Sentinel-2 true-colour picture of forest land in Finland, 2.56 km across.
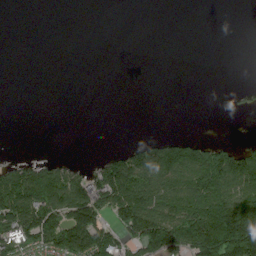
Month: July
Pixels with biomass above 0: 36%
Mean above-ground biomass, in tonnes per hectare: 62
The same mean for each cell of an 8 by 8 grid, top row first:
0 0 0 0 0 0 0 0
0 0 0 0 0 0 0 0
0 0 0 0 0 0 0 0
0 0 0 0 0 0 0 6
0 0 0 1 62 85 54 27
111 86 54 171 158 135 167 163
196 158 169 120 166 136 185 196
144 144 195 104 145 144 225 252
